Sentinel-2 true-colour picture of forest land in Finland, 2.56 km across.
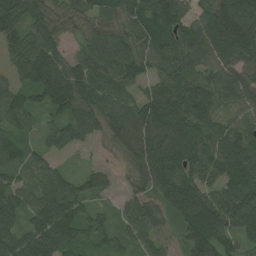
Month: August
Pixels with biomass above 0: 92%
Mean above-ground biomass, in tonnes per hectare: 70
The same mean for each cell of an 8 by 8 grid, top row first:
82 69 50 66 63 80 91 126
70 86 32 84 68 84 74 107
44 108 92 74 54 90 65 71
60 44 78 71 89 97 76 60
37 36 37 35 104 110 87 91
30 59 29 23 74 94 78 78
68 100 60 24 64 55 92 98
83 116 50 40 55 30 90 58
